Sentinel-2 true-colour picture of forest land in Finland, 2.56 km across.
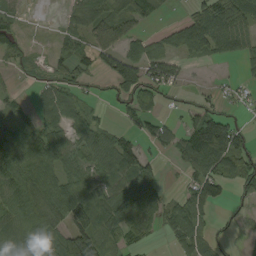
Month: August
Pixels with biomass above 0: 66%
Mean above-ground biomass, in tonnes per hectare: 57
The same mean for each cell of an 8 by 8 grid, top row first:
18 1 57 76 55 11 109 93
38 11 51 67 57 59 80 67
7 26 34 58 89 49 5 20
30 50 42 9 63 13 66 17
106 80 55 76 47 55 174 79
72 68 64 80 66 7 99 85
75 77 102 89 80 52 71 24
76 67 130 44 32 46 50 18
